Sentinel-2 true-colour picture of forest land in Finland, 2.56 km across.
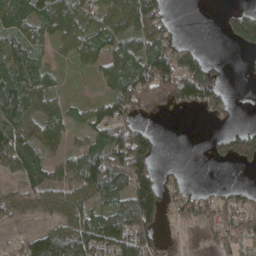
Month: April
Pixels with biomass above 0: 68%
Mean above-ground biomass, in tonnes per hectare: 72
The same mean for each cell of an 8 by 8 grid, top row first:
100 98 86 98 119 7 0 84
87 40 78 74 84 64 5 35
114 59 9 89 180 187 99 3
116 69 32 74 88 31 46 2
116 75 39 130 115 0 17 96
48 64 117 164 90 15 0 2
60 64 76 83 143 51 73 79
20 128 139 134 77 23 16 75
